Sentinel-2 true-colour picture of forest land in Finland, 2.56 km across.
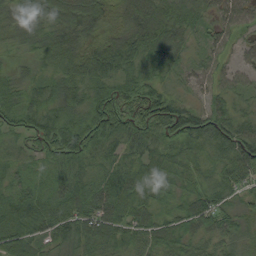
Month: August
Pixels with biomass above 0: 97%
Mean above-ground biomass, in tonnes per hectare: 54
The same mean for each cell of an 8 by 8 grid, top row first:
57 63 78 54 80 61 35 45
31 54 72 75 74 62 33 30
39 40 64 63 54 27 36 29
56 54 50 93 68 65 53 28
28 66 84 49 44 46 47 72
41 39 52 60 62 36 34 58
74 75 67 73 54 37 64 35
78 48 59 55 53 46 40 46
